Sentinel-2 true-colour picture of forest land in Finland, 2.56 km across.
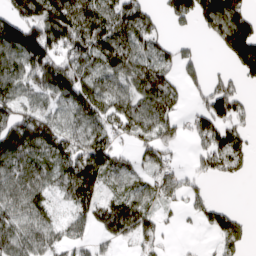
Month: April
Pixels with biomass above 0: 72%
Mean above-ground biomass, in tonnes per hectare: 96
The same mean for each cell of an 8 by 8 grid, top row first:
130 177 150 111 118 88 143 131
158 174 124 143 94 53 10 184
125 138 121 93 126 54 57 54
126 90 101 113 109 62 97 63
165 153 108 92 73 52 110 87
111 79 204 74 59 77 62 32
98 66 79 115 99 37 77 13
114 91 54 50 63 9 13 80
